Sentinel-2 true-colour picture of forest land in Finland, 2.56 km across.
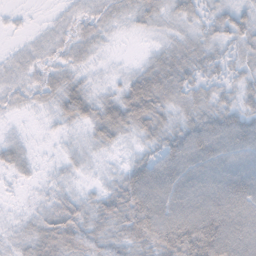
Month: November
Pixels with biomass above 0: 86%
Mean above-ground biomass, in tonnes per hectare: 36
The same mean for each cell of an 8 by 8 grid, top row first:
5 4 16 21 24 23 23 31
9 16 24 5 6 28 28 27
19 25 20 10 51 42 27 27
9 12 39 44 61 27 40 42
18 2 11 20 22 58 78 73
12 7 9 12 68 82 76 82
3 21 31 46 88 81 83 79
13 42 46 42 61 89 100 80
